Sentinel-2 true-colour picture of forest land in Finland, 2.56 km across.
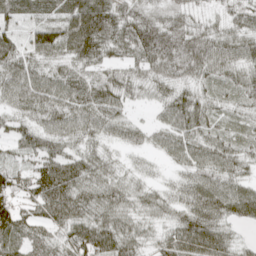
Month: April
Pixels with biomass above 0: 94%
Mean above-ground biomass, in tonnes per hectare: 62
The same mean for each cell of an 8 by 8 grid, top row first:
44 40 78 64 63 58 31 58
60 86 85 61 88 93 78 65
70 67 60 58 54 64 46 49
47 65 74 65 13 77 56 34
47 60 46 36 38 69 64 45
59 96 73 47 28 28 67 55
72 83 70 70 51 51 90 78
75 62 93 90 48 78 98 30
